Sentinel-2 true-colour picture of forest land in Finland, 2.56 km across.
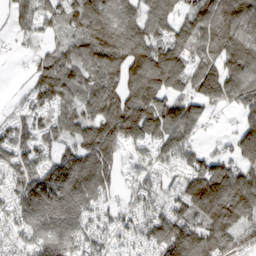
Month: March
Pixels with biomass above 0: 88%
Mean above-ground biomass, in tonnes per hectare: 125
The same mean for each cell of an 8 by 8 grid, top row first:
91 92 119 124 108 90 133 148
25 62 109 187 158 121 108 191
9 123 112 119 201 129 169 202
38 93 101 162 182 154 65 106
100 71 118 146 90 118 27 142
119 152 192 119 76 81 200 154
128 247 199 70 100 106 195 156
82 210 130 87 95 204 161 87
